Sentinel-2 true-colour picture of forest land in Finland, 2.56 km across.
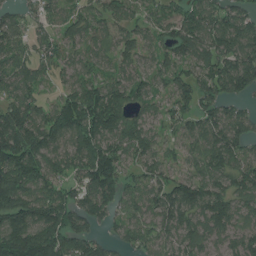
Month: July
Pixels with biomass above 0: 87%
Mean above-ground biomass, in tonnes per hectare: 98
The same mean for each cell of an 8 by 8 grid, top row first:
46 60 62 75 57 72 108 89
71 72 75 78 68 110 100 117
92 37 93 75 70 91 82 117
126 92 187 167 67 63 81 56
167 130 141 111 102 49 109 92
172 113 82 126 70 69 105 113
159 159 95 71 81 121 156 84
191 179 94 36 67 85 86 80
